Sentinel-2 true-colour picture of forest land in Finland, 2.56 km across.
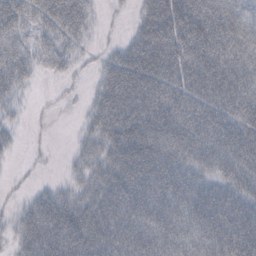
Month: October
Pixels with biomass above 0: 82%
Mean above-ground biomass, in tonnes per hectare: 47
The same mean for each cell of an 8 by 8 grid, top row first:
62 57 54 3 31 77 73 47
52 39 22 12 58 61 73 53
47 9 7 49 71 61 70 68
14 4 7 60 59 62 63 65
14 3 17 43 54 51 73 79
4 3 21 44 64 54 40 60
14 57 41 47 64 59 83 66
24 73 64 51 60 56 64 86
